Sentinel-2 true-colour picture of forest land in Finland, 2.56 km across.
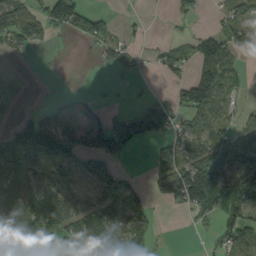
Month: September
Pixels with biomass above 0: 54%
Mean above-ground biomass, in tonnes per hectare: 56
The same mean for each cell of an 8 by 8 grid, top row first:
97 90 108 26 6 26 6 44
56 20 7 43 13 23 91 56
3 0 0 7 9 29 120 37
9 36 20 32 37 54 76 26
78 125 107 122 18 43 74 60
99 44 63 92 7 65 140 116
81 114 63 66 54 18 73 88
64 86 123 94 65 1 10 114
